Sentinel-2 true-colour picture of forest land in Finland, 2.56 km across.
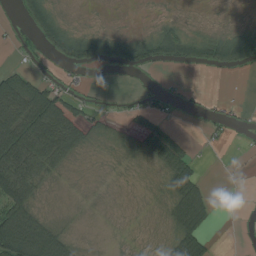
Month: August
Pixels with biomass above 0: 48%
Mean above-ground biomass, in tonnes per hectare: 34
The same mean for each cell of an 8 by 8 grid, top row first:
15 64 1 1 1 6 1 1
9 44 72 69 52 85 67 98
56 24 11 5 7 6 1 2
93 117 36 6 42 13 17 8
106 100 48 9 29 36 7 3
105 40 3 6 3 56 6 1
97 9 5 2 4 63 54 2
143 110 13 3 4 46 28 3
